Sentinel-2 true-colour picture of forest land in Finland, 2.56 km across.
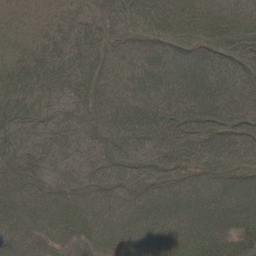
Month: May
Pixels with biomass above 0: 99%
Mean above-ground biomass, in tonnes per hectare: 63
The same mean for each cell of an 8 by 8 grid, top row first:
25 22 40 51 75 62 49 47
32 46 56 48 63 81 85 78
54 56 54 58 74 83 85 74
52 35 48 71 74 72 83 72
53 44 43 65 63 81 75 72
67 46 46 63 62 62 70 71
77 77 64 60 71 76 83 79
67 61 61 78 78 79 86 67
